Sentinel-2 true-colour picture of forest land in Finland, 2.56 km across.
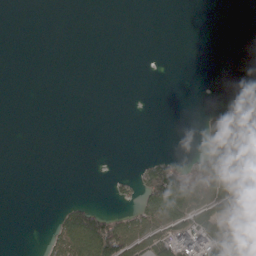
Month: April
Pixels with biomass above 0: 22%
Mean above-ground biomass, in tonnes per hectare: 23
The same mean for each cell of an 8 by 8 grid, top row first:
0 0 0 0 0 0 0 0
0 0 0 0 0 0 0 0
0 0 0 0 0 0 0 0
0 0 0 0 0 0 22 30
0 0 0 0 0 0 47 90
0 0 0 7 56 114 95 70
0 0 61 12 63 82 65 59
0 30 118 130 56 82 109 107
